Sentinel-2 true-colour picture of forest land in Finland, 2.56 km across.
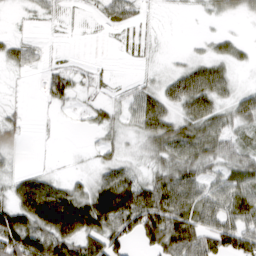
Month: March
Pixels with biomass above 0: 66%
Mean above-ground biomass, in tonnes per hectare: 34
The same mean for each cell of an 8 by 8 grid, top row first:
3 13 3 30 11 2 11 13
28 6 0 2 7 1 13 20
2 21 19 5 12 37 56 10
11 4 12 21 43 36 42 44
27 1 1 22 26 62 61 39
23 17 11 34 25 61 41 50
54 90 73 84 96 72 56 58
89 78 65 62 48 84 63 57
